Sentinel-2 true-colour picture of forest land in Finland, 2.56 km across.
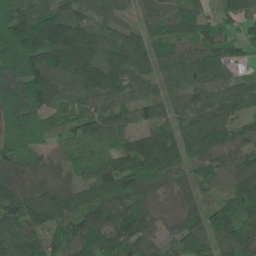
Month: June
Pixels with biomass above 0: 92%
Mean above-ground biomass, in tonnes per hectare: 89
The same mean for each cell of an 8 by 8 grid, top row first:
143 112 76 63 46 53 44 62
175 137 132 100 98 77 91 52
112 115 130 127 58 42 54 54
142 101 80 78 46 54 98 73
172 91 76 73 99 85 103 73
101 67 69 115 122 54 72 89
106 116 81 89 80 42 68 83
91 79 95 87 85 77 100 102
